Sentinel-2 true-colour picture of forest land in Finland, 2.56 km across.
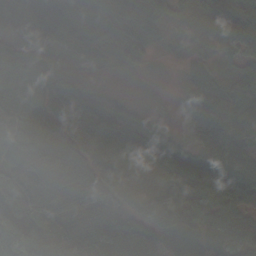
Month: October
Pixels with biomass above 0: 94%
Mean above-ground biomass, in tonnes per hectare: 84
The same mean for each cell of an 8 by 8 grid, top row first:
143 133 125 127 147 37 67 95
124 112 106 97 107 13 23 75
69 92 37 16 8 10 73 78
85 113 98 72 33 21 106 82
115 92 104 104 105 64 82 72
100 83 99 55 13 88 114 97
104 87 72 61 65 115 91 91
116 102 111 100 96 98 87 69
